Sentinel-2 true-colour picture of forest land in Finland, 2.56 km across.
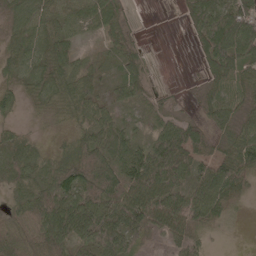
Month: May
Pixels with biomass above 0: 83%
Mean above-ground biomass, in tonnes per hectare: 60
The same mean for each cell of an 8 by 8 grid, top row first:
51 55 54 64 1 9 111 107
46 59 22 40 16 0 78 125
34 58 53 30 48 1 37 69
24 24 54 44 21 24 42 53
50 16 62 101 46 109 48 88
54 69 110 91 101 90 76 92
51 107 114 105 116 103 97 37
86 87 58 91 35 56 39 5
